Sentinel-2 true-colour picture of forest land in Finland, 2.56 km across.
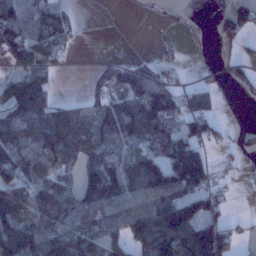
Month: January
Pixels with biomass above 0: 63%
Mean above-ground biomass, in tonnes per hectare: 82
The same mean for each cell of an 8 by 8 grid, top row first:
109 100 10 0 1 5 2 84
111 102 6 0 0 10 2 25
78 57 1 45 91 43 18 34
105 105 78 88 145 99 70 1
121 166 134 87 74 138 60 18
94 118 90 117 140 180 92 12
122 173 139 113 115 171 102 3
175 143 125 73 119 193 196 46
